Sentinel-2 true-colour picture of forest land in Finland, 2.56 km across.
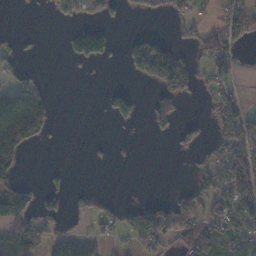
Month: November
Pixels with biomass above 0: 36%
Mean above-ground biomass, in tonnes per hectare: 46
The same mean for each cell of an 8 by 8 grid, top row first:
0 6 40 24 25 22 18 107
17 0 77 32 93 48 95 33
29 7 3 1 43 110 35 20
128 65 0 68 16 74 21 71
161 7 0 5 0 22 34 129
44 10 0 0 0 0 52 147
102 31 25 26 54 96 70 89
107 47 53 20 62 62 102 70
